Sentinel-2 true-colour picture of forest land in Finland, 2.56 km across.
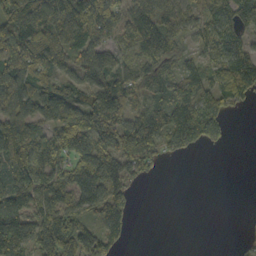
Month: October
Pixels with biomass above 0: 74%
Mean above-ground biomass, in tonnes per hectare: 73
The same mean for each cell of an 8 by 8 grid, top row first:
127 120 122 97 97 75 70 85
149 145 93 74 100 65 62 93
109 46 68 108 73 81 77 133
87 68 79 142 88 111 107 16
102 73 71 107 111 58 48 0
85 88 95 69 29 0 0 0
92 87 82 93 0 0 0 1
117 135 117 52 0 0 0 8
